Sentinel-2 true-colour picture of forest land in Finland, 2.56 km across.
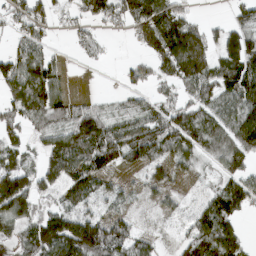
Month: March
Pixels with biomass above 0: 74%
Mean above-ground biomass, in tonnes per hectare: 75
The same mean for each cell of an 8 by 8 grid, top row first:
59 60 55 71 121 99 8 43
49 38 27 7 63 169 91 137
106 110 1 1 49 90 102 137
80 121 70 44 64 85 77 97
60 60 113 123 118 102 80 96
126 47 44 44 38 45 20 76
134 47 43 42 16 24 85 82
59 153 187 120 52 25 123 77
